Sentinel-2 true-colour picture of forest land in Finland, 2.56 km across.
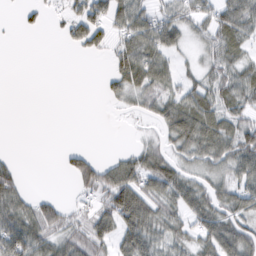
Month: February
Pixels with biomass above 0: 61%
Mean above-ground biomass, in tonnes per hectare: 42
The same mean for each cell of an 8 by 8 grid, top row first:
7 13 53 54 52 61 48 73
0 0 23 39 69 38 41 42
0 0 0 34 64 42 50 58
0 0 0 4 26 72 74 61
0 0 3 0 24 48 75 86
33 0 56 56 67 62 39 58
62 45 17 76 73 54 69 58
94 52 55 48 73 43 65 81
